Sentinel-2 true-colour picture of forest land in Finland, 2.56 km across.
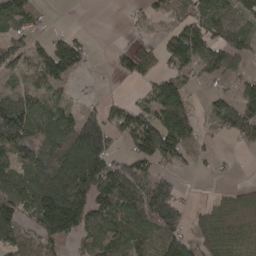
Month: April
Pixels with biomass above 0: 67%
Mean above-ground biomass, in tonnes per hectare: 80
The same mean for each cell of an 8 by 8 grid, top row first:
84 13 0 0 34 49 96 99
75 97 79 15 41 107 109 65
46 101 19 10 43 71 35 45
160 100 61 72 78 122 37 115
130 112 186 30 115 113 19 36
94 160 177 132 77 43 11 7
117 194 146 128 122 99 40 56
92 91 57 96 110 121 85 64
